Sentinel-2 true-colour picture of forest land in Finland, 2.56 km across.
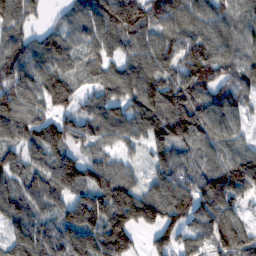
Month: February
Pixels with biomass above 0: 91%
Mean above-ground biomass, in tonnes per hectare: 113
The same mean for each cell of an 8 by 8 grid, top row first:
99 27 85 166 160 114 102 110
111 114 88 85 132 124 117 98
141 123 65 96 128 130 125 128
135 86 84 90 120 153 120 69
97 154 74 62 67 114 89 69
97 141 141 106 60 134 128 170
107 96 170 196 185 140 144 78
86 117 153 184 35 85 103 131
